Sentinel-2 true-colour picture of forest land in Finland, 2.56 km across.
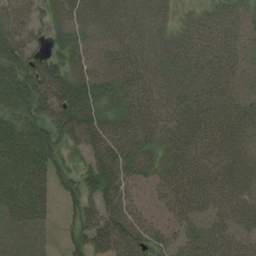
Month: August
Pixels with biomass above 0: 91%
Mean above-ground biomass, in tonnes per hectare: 54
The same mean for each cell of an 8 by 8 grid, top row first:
56 41 66 63 60 25 36 42
67 35 53 57 61 48 44 45
75 91 56 56 60 47 45 36
50 63 78 47 65 60 53 50
65 55 48 64 52 67 66 53
63 45 37 62 43 66 69 70
63 36 42 60 32 52 51 72
44 19 34 92 63 36 65 52
